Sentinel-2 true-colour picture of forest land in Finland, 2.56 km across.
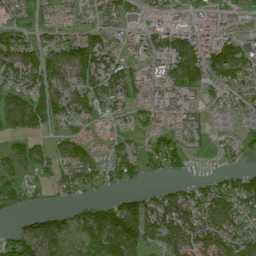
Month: July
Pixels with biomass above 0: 75%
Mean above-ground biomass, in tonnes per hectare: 75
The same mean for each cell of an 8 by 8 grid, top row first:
60 26 34 65 63 68 71 45
111 69 103 75 76 120 97 72
102 114 102 118 79 127 97 90
126 105 79 62 61 70 39 57
37 39 61 47 47 67 18 38
54 44 101 68 47 29 24 64
48 31 46 82 100 129 95 94
78 121 64 133 108 111 102 103
